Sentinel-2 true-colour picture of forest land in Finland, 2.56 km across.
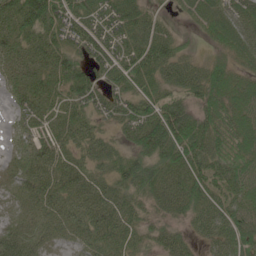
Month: June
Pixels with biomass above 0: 91%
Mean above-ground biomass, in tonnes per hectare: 71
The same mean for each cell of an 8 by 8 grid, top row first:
107 122 71 74 66 17 69 74
95 89 60 68 89 57 21 69
69 71 76 51 74 75 88 58
41 75 64 59 79 98 73 79
29 74 66 51 87 118 99 77
44 85 72 72 82 89 87 80
32 71 83 93 48 73 81 71
82 47 45 77 43 60 58 69
